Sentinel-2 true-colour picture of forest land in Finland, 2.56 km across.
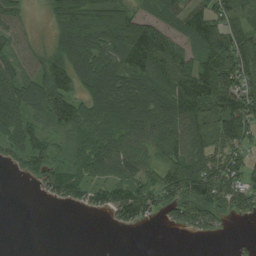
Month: August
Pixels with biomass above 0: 75%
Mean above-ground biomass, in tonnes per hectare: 71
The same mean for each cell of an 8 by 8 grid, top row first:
60 47 128 106 59 57 86 60
57 56 131 125 141 55 94 94
82 114 95 107 98 87 113 101
89 81 70 111 112 123 127 109
66 68 57 85 65 94 108 76
10 84 55 61 62 108 116 78
0 4 24 62 66 61 84 55
0 0 0 0 0 0 11 3
